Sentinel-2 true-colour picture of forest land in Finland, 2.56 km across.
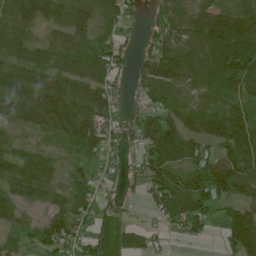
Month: June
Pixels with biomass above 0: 81%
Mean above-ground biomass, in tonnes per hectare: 80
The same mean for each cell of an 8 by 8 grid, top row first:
88 78 81 59 18 78 115 110
68 60 76 65 23 103 146 174
99 101 66 51 64 86 102 108
108 170 119 62 52 84 98 86
51 32 100 43 81 143 86 152
77 74 46 21 69 90 122 127
84 67 79 30 19 91 59 67
37 75 55 104 60 13 17 135
